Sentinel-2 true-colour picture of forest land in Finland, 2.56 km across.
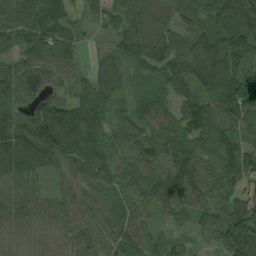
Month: August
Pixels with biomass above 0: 95%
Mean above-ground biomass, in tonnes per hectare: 77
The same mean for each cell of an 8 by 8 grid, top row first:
101 87 24 41 47 43 66 145
52 86 31 42 84 89 137 115
104 74 48 60 45 117 137 112
49 97 85 48 68 71 116 100
99 129 108 58 99 104 87 78
86 48 63 64 76 98 59 54
87 71 75 57 80 60 70 70
69 46 83 95 67 40 38 105
